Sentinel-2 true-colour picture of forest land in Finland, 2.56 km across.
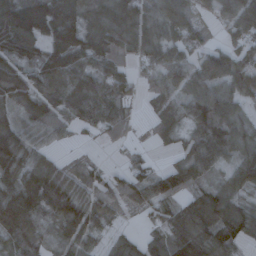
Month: October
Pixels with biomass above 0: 85%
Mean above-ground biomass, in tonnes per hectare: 100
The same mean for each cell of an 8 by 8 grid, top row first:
167 207 145 169 133 129 42 106
109 114 144 137 106 88 69 77
105 113 121 115 40 107 121 132
49 104 135 134 18 72 160 57
116 50 17 27 17 39 172 80
102 138 95 58 73 106 77 121
163 118 130 85 67 85 136 81
111 73 118 47 51 110 111 69
